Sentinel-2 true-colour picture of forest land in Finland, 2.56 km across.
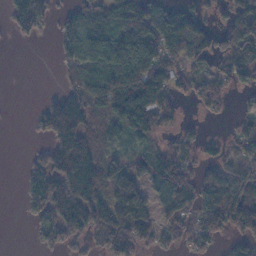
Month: November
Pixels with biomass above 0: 67%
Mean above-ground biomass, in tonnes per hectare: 78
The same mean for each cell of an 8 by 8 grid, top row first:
93 53 66 89 120 91 37 134
3 2 83 116 137 127 82 86
0 0 53 122 183 89 64 55
0 74 141 106 167 68 44 16
0 62 120 43 41 58 33 43
4 123 192 100 87 137 56 98
4 108 144 107 99 81 132 138
0 51 55 116 81 68 68 54
